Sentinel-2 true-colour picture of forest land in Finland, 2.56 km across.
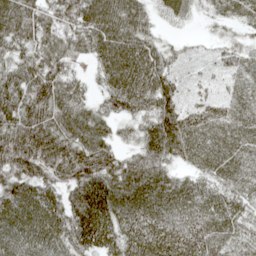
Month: May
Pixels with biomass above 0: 94%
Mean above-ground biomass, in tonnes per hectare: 72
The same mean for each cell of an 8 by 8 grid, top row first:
94 67 85 100 57 30 24 46
64 74 59 101 82 28 19 42
79 97 36 80 93 49 21 35
88 93 67 50 61 83 57 50
106 107 89 56 70 92 69 69
85 71 104 100 97 52 54 64
97 90 109 102 96 85 78 59
74 77 85 72 93 86 80 62
